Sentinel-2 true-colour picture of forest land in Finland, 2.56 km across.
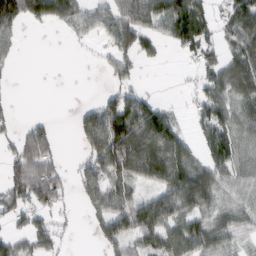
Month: February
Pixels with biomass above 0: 62%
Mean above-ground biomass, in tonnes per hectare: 62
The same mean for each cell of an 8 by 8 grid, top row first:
108 110 80 71 75 135 56 105
28 0 7 53 54 38 48 75
8 0 0 29 11 2 51 111
12 2 30 106 100 21 64 60
44 59 35 132 134 94 62 71
84 85 53 99 83 106 83 54
66 64 21 100 91 93 62 58
52 64 2 85 63 82 78 32
